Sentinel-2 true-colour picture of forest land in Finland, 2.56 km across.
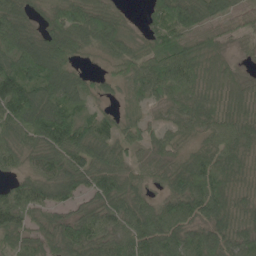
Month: June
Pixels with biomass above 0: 91%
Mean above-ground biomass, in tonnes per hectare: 63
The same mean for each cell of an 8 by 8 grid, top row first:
68 39 82 59 25 95 54 29
88 84 46 56 44 75 47 17
113 98 40 30 75 90 66 41
111 105 49 22 30 40 62 60
58 86 94 60 45 42 42 58
34 76 73 77 41 67 82 42
87 60 43 65 60 80 77 54
59 54 86 61 96 78 87 59
